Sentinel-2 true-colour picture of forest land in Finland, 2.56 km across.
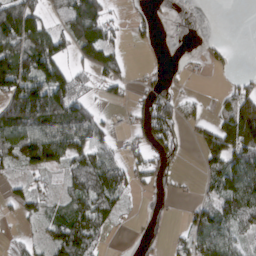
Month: March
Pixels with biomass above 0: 58%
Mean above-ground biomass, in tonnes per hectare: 62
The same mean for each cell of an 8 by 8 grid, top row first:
154 44 158 39 21 1 0 0
121 128 88 72 9 0 18 1
160 158 56 56 17 21 3 26
111 141 97 13 60 84 15 144
107 155 96 30 60 59 68 155
32 34 101 92 36 14 46 117
32 32 84 72 5 3 63 106
20 50 119 11 10 23 98 47
